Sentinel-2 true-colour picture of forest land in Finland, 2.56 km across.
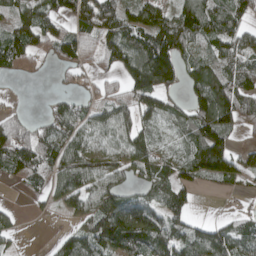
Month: April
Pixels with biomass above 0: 74%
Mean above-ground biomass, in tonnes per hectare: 76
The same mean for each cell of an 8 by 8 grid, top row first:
90 84 95 95 110 99 110 72
92 52 76 82 103 104 59 78
20 7 27 31 136 68 122 100
22 35 60 86 80 54 130 122
120 88 84 72 88 50 162 21
59 79 111 75 68 81 81 58
14 21 54 112 97 85 0 20
18 8 102 120 111 101 114 91
